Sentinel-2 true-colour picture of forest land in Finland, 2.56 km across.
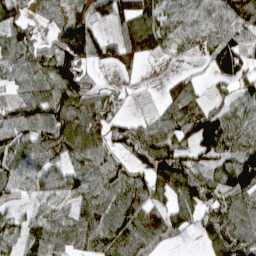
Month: April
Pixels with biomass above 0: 81%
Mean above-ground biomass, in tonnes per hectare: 85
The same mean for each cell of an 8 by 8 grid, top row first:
72 55 63 70 138 62 64 116
89 63 147 64 125 40 74 108
71 94 99 13 10 41 26 83
94 113 134 60 23 87 92 60
103 117 132 87 158 127 108 82
61 63 72 90 89 158 67 139
33 29 68 98 117 107 106 106
48 86 76 108 117 33 71 120
